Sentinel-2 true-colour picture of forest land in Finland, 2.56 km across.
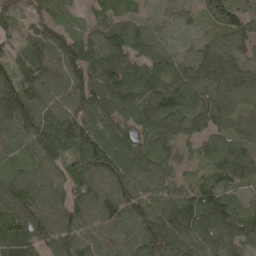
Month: May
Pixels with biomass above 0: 94%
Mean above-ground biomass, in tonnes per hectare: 87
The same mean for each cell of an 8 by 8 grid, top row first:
59 67 26 58 29 51 48 72
45 110 95 96 79 25 56 61
99 97 101 120 111 98 89 77
131 101 99 100 114 119 103 77
77 127 106 115 88 70 78 76
76 82 80 102 118 58 68 88
84 103 81 106 103 102 127 64
92 80 98 90 110 112 86 88
